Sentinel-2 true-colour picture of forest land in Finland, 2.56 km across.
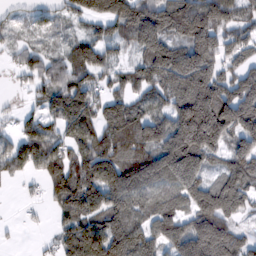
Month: February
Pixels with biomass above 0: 82%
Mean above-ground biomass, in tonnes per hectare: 107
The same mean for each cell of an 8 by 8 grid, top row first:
26 41 68 125 115 153 138 77
38 41 77 44 81 131 139 77
20 81 84 54 93 167 140 88
27 73 148 101 99 148 246 178
102 125 127 132 159 209 183 119
36 92 132 181 128 157 82 130
3 33 139 142 87 83 181 79
0 12 178 176 141 136 198 72
